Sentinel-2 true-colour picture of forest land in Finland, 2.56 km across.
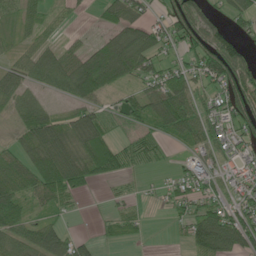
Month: June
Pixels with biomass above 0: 68%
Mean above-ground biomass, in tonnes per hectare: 55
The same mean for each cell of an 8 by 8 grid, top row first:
45 30 9 45 40 70 47 41
24 39 37 103 93 38 89 57
66 55 125 75 50 65 68 94
49 44 60 26 59 110 45 75
38 119 69 63 56 26 45 43
74 103 86 46 14 25 64 43
75 44 9 19 14 33 55 57
61 82 35 19 8 10 102 81
